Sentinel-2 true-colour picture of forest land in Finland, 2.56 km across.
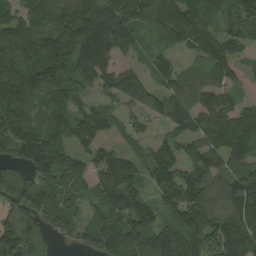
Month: August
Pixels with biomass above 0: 89%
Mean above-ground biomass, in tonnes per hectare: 134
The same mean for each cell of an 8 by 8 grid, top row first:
100 153 206 193 140 204 118 146
213 185 203 172 55 70 125 66
184 174 129 126 125 111 86 50
151 122 86 75 125 139 129 113
139 141 114 61 66 106 131 174
96 129 144 199 89 151 136 152
121 142 77 160 119 167 159 176
155 72 78 151 140 191 202 165
